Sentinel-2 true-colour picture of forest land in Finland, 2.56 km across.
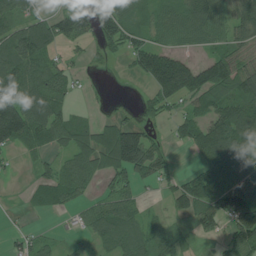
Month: July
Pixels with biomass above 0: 69%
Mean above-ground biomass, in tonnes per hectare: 71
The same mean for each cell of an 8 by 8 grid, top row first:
77 65 105 110 42 71 107 90
127 85 22 49 96 63 49 58
120 85 22 2 58 213 125 100
161 112 17 18 31 39 82 106
71 61 77 143 137 29 112 97
9 51 84 66 69 42 61 70
4 37 40 77 28 42 81 156
30 28 18 69 64 49 20 108
